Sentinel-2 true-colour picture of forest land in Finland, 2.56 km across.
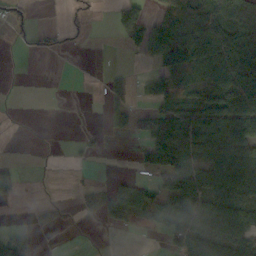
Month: October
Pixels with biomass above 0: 47%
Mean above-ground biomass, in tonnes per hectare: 35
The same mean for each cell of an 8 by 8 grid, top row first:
19 0 15 20 36 64 50 52
7 22 6 0 55 101 81 70
0 0 0 20 15 69 52 96
0 0 1 45 51 65 53 57
0 0 13 1 47 95 60 62
27 1 3 6 12 79 56 61
4 19 24 48 53 116 54 58
47 4 0 0 0 58 62 44
